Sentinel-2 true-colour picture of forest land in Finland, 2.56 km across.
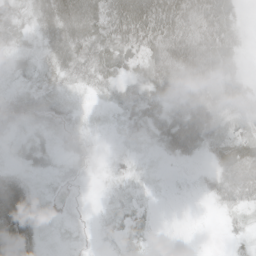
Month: May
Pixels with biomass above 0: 85%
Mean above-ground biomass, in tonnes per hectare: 36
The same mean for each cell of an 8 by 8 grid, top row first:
29 48 66 77 101 94 78 17
28 32 61 62 63 99 87 33
13 21 29 42 60 81 69 38
34 28 9 13 43 70 79 64
13 18 18 5 12 68 50 43
33 12 9 12 7 4 22 63
78 6 5 10 6 2 6 35
56 7 6 7 6 3 1 16
